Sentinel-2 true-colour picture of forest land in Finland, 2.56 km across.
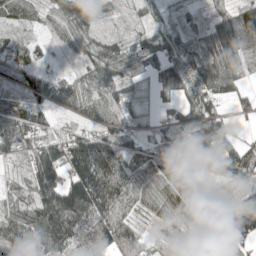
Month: May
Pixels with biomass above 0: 89%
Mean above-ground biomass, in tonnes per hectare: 80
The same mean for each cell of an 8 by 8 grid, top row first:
34 38 123 38 37 17 26 109
65 23 47 80 62 58 75 135
40 56 45 77 46 82 82 58
72 41 45 69 41 44 82 24
69 91 98 110 43 89 103 48
31 119 138 154 67 126 55 97
82 169 170 156 52 115 136 108
145 90 91 157 70 73 140 55
